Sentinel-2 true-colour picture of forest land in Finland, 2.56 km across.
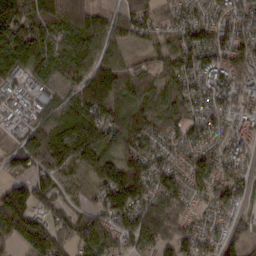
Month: February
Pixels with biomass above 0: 91%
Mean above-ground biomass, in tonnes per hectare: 105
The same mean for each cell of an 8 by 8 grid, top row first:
217 170 145 72 106 73 72 87
182 115 102 69 34 80 129 109
73 72 94 132 82 85 79 90
48 67 131 125 99 77 100 62
49 171 194 121 115 88 71 59
83 116 46 138 157 91 98 65
206 126 56 140 141 134 48 51
122 228 122 119 117 127 73 57
